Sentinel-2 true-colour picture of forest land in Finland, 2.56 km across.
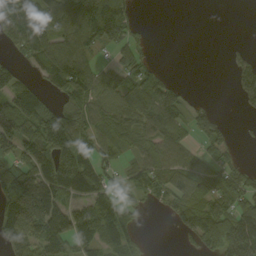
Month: September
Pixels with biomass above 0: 65%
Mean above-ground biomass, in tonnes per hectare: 75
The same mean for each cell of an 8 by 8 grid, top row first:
113 103 175 150 4 0 0 0
50 89 88 51 29 0 0 13
51 69 118 64 71 22 0 53
157 94 73 74 78 78 47 12
140 158 93 67 62 65 56 14
133 116 173 42 77 67 64 56
169 177 68 68 22 77 81 83
115 119 88 77 18 12 69 219
